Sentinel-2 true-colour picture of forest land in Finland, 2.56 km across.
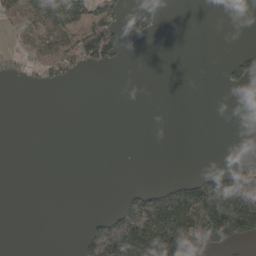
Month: May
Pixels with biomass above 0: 25%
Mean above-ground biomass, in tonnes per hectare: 51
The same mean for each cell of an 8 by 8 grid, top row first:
74 117 96 96 40 0 0 0
20 73 136 90 0 0 0 6
11 44 11 0 0 0 0 49
0 0 0 0 0 0 0 0
0 0 0 0 0 0 0 0
0 0 0 0 0 13 57 109
0 0 0 11 208 280 288 289
0 0 25 281 281 302 165 83
